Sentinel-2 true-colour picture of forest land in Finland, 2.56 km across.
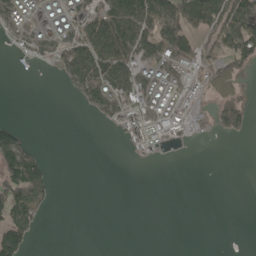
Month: May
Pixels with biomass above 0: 39%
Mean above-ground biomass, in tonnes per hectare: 45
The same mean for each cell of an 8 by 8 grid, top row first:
60 55 66 108 113 99 118 151
31 57 85 144 89 108 62 143
1 1 88 93 79 66 63 44
0 0 4 68 93 61 27 88
86 1 0 0 68 18 1 2
119 46 0 0 0 0 0 0
115 22 0 0 0 0 0 0
115 0 0 0 0 0 0 0
